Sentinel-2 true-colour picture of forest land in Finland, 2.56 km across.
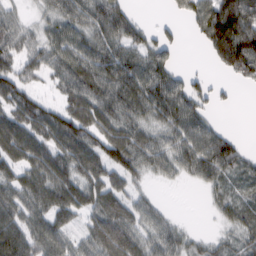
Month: February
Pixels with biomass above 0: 78%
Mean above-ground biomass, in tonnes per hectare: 52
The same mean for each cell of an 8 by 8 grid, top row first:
32 37 62 89 7 19 108 139
56 56 64 64 53 26 49 140
64 32 79 78 78 47 18 28
52 54 52 64 58 80 29 2
53 49 70 68 56 59 70 21
57 66 53 41 31 29 51 27
70 70 44 53 36 3 9 41
92 77 35 56 47 48 21 34
